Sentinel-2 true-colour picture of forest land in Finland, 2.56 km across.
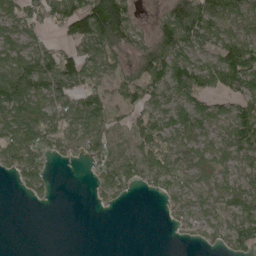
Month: May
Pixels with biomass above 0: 70%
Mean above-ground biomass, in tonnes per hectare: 71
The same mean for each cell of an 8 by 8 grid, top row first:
86 84 125 174 11 116 103 94
73 60 72 100 91 117 63 102
152 131 84 51 87 113 79 119
129 93 109 58 70 95 79 92
123 93 86 74 76 83 56 107
48 52 0 87 65 108 46 54
0 5 0 14 0 49 75 94
0 0 0 0 0 6 37 92
